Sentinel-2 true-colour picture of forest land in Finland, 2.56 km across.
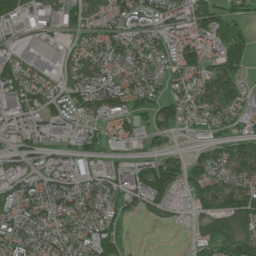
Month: June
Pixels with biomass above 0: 80%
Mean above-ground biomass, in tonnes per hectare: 80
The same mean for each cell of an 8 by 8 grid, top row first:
136 76 105 77 93 89 127 70
62 95 57 96 86 101 85 152
118 65 84 71 86 65 106 87
76 88 81 99 79 73 84 72
54 56 78 53 35 11 55 86
67 89 70 82 133 105 115 85
73 83 78 67 64 49 63 118
80 66 73 108 1 0 67 111
